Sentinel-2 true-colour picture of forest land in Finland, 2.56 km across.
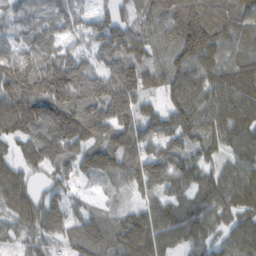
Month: February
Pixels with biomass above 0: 93%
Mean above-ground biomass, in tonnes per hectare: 108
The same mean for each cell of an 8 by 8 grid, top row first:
88 82 85 71 94 137 132 101
76 105 63 119 95 113 136 85
149 167 166 159 114 106 123 151
152 161 143 129 86 126 132 142
66 118 121 127 100 101 83 106
107 52 58 76 121 129 83 117
125 112 55 38 95 100 116 116
51 78 105 99 166 97 91 116
